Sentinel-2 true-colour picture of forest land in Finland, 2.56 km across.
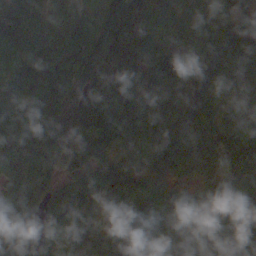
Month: October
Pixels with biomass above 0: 97%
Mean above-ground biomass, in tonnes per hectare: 111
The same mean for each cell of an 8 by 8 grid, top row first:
88 84 70 138 128 87 60 80
60 115 107 174 111 85 140 129
86 134 112 142 121 135 119 85
104 136 153 177 113 126 88 61
125 154 131 115 92 169 99 119
103 108 103 140 87 79 78 138
90 92 102 105 121 96 92 149
134 36 95 112 129 120 100 118
